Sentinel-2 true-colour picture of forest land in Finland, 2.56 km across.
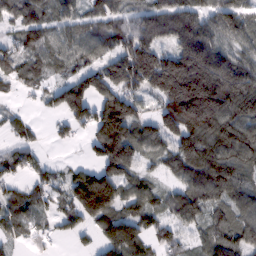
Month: February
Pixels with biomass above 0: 82%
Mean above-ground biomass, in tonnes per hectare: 102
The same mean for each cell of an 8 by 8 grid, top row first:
74 56 60 87 67 102 83 102
72 85 85 87 150 106 124 69
66 49 103 153 193 262 206 132
25 38 115 229 69 197 216 145
57 20 24 264 122 135 151 145
57 54 82 145 62 73 155 106
69 33 143 125 87 95 76 83
49 23 23 122 103 68 74 99
